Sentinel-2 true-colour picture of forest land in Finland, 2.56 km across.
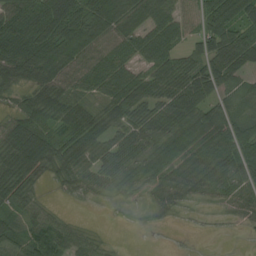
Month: August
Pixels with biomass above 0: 84%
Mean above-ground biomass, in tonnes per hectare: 57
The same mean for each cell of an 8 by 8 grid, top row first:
84 104 76 98 79 45 74 78
97 106 90 57 51 37 61 89
58 81 51 62 64 79 76 36
45 53 42 39 67 80 71 39
115 98 78 60 57 87 83 77
108 38 56 50 53 57 51 59
56 26 4 9 9 19 10 32
69 73 37 5 1 2 2 3
